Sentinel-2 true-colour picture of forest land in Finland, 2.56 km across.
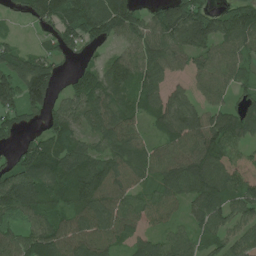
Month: June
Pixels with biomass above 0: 86%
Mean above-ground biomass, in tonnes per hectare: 83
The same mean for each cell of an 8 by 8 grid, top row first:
28 99 128 140 57 157 116 112
37 39 48 34 85 89 88 83
118 129 67 88 82 32 78 53
76 82 79 93 59 97 63 70
49 97 73 73 57 105 118 68
110 111 127 103 64 115 122 55
99 82 97 97 73 51 103 76
79 115 99 77 57 65 55 63
